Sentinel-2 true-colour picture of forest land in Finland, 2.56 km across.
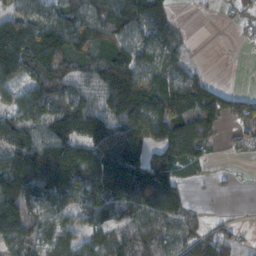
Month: November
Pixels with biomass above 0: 78%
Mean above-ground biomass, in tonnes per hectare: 99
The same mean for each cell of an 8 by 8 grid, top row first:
103 94 111 122 152 37 6 38
161 89 75 105 118 64 0 8
106 139 92 165 119 94 54 0
109 124 142 123 157 137 153 94
96 161 130 179 119 118 56 39
192 205 142 203 162 80 18 5
169 113 82 102 116 97 12 4
124 95 73 74 78 68 97 28
